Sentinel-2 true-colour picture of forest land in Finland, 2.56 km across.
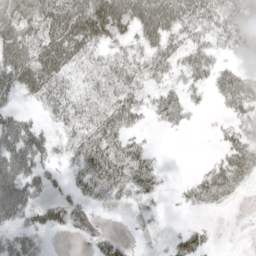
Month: May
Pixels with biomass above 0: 75%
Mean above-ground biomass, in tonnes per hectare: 45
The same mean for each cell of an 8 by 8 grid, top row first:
62 68 97 122 90 86 65 62
72 70 67 37 50 52 48 44
63 71 36 59 46 31 36 58
33 33 55 61 32 44 5 41
69 41 58 60 21 0 1 48
77 35 47 70 56 2 40 52
69 52 52 18 17 6 22 4
54 17 20 35 8 30 20 1
